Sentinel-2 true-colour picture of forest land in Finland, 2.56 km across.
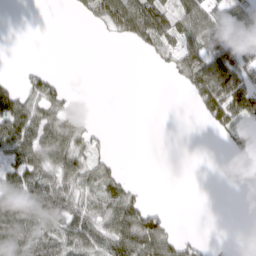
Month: March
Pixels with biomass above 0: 48%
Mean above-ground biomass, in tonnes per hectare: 44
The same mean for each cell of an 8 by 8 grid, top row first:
0 0 13 73 111 80 79 85
0 0 0 0 26 66 90 80
16 40 0 0 0 19 111 90
111 64 23 0 0 0 59 88
121 94 56 7 0 0 0 50
81 72 69 46 0 0 0 7
98 93 57 73 66 1 0 0
94 76 85 84 128 54 7 0
